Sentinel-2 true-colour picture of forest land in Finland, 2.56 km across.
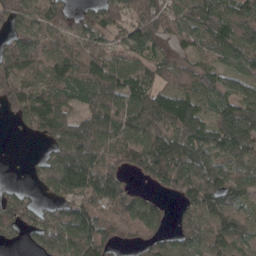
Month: April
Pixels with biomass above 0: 83%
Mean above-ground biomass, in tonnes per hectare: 91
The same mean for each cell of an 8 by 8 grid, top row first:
93 87 45 98 110 95 107 124
111 78 88 69 83 48 76 95
105 85 87 130 84 71 63 61
54 130 77 140 114 128 62 123
1 68 213 112 114 130 114 145
0 86 143 104 48 110 139 82
98 46 99 114 86 29 110 74
26 103 124 71 65 60 78 78
